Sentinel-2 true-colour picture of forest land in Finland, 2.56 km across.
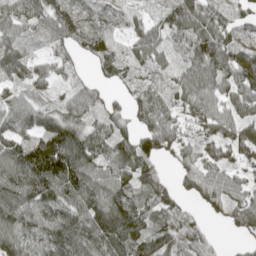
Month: May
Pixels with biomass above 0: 87%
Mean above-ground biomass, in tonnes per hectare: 66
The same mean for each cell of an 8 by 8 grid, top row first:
64 65 63 54 30 84 82 43
48 27 51 54 74 44 110 81
39 39 31 36 44 64 91 96
64 44 71 42 60 55 69 64
83 113 82 73 74 55 47 75
93 129 95 67 60 24 61 45
91 83 90 111 64 48 31 64
76 85 96 110 85 57 31 14
